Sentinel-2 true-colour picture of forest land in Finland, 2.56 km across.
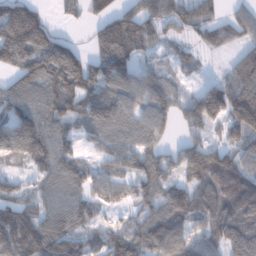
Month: January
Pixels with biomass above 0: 84%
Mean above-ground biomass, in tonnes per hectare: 96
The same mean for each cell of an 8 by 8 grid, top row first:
185 42 38 87 104 94 80 62
178 161 46 171 71 34 54 67
81 127 143 126 80 47 32 141
92 113 104 90 89 91 143 165
110 122 55 83 94 52 86 90
41 80 85 71 118 75 134 116
93 75 85 38 66 118 108 126
151 138 82 77 105 111 70 131
